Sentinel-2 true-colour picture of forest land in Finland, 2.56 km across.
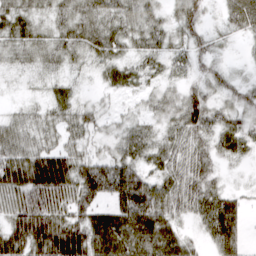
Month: March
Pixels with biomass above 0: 88%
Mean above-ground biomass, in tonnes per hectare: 46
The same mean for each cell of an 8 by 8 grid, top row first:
55 34 48 44 42 33 18 59
47 45 47 48 37 29 27 6
10 23 14 33 29 22 36 20
21 31 38 14 23 50 69 37
59 34 33 25 43 45 42 35
71 132 71 76 39 54 41 5
64 80 54 46 71 48 62 42
85 115 111 85 73 52 38 49
